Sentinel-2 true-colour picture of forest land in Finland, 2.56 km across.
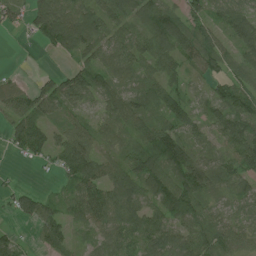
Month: July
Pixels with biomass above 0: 83%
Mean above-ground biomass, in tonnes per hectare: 67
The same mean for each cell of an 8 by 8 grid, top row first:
31 101 87 76 78 74 59 77
5 38 77 68 72 83 80 68
26 41 80 70 64 46 48 59
84 54 41 73 70 80 49 97
49 64 92 53 76 114 51 98
5 6 91 69 107 98 105 86
42 49 64 106 76 121 54 46
34 60 18 81 83 86 84 53
